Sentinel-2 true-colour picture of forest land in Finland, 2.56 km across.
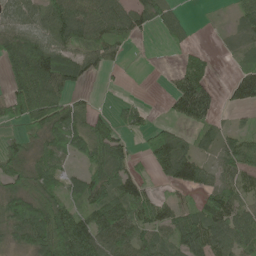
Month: June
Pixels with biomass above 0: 71%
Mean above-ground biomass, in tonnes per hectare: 63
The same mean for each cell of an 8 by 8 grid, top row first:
52 77 96 98 63 32 2 50
93 104 72 52 2 14 5 28
94 159 55 5 0 42 48 63
63 105 50 26 27 47 64 22
32 61 67 86 44 94 34 63
64 71 55 87 31 86 52 60
82 93 57 119 91 53 82 63
46 113 136 105 70 70 99 71
